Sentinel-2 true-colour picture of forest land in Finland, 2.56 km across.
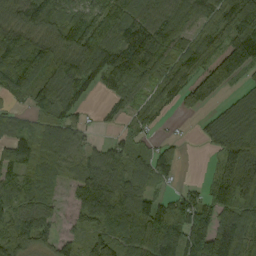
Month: September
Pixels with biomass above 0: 83%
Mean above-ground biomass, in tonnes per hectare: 101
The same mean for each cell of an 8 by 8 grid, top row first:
96 137 99 125 103 133 88 144
126 109 155 158 222 110 107 165
111 109 110 105 107 137 136 65
33 117 42 29 60 32 47 105
96 99 58 49 31 41 60 145
88 72 84 120 97 48 25 160
92 67 65 146 143 122 115 109
126 61 40 97 135 148 174 134
